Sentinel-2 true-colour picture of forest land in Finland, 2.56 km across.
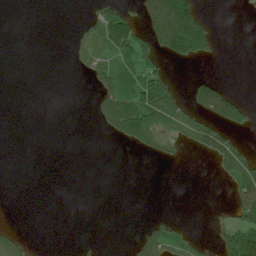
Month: July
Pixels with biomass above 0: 25%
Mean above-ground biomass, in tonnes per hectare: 29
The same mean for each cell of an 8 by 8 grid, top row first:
0 0 4 78 48 143 16 1
0 0 21 70 72 88 38 0
0 0 5 63 103 38 37 0
0 0 0 93 131 100 70 54
0 0 0 7 39 23 69 22
0 0 0 0 0 0 1 60
0 0 0 0 0 0 2 70
34 0 7 0 60 47 11 135
